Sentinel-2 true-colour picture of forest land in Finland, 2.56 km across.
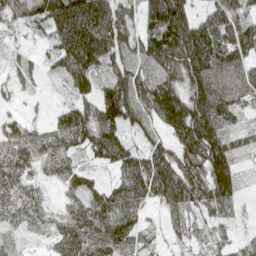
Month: April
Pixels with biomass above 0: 94%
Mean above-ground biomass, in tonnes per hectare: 81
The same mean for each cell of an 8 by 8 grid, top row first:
69 127 163 114 92 156 59 77
19 40 151 105 103 149 121 93
35 22 90 73 94 81 144 105
25 25 92 120 94 142 132 56
69 69 73 114 50 91 143 43
73 41 55 36 118 129 145 49
75 34 71 98 65 86 81 32
25 30 88 100 36 41 27 35
